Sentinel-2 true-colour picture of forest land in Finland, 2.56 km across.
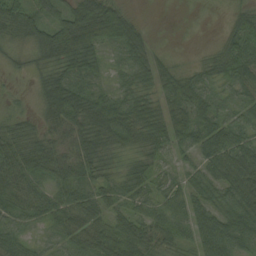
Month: August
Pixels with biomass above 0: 90%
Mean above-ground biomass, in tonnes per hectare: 46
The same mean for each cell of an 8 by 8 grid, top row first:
61 42 83 75 6 1 3 30
24 74 92 36 43 4 13 58
9 52 60 24 41 51 35 58
20 55 79 87 65 57 47 37
59 45 49 53 34 46 61 55
73 49 45 26 31 23 45 83
50 46 63 38 28 35 45 63
40 19 50 70 50 37 66 52
